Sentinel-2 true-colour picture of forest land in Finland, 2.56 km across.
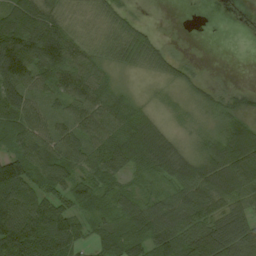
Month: August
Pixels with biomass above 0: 84%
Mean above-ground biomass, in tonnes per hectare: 65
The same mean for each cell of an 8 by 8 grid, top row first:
86 73 20 41 6 0 0 0
126 107 57 39 68 7 0 0
108 69 85 31 8 31 14 1
87 45 69 72 34 21 38 45
60 76 69 84 110 34 59 103
124 132 98 102 45 91 111 138
77 81 53 44 62 78 76 68
104 97 46 57 74 106 169 121
